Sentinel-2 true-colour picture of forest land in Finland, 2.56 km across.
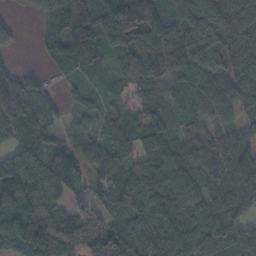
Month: November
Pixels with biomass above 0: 89%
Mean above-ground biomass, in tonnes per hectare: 84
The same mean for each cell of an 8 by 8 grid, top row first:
8 53 110 154 207 118 129 110
13 36 87 79 106 101 71 102
56 13 27 40 94 69 84 105
93 59 38 44 71 63 60 62
58 66 73 76 61 84 66 71
146 111 64 84 109 108 78 130
105 82 61 82 97 100 79 75
95 91 100 128 114 88 108 104
